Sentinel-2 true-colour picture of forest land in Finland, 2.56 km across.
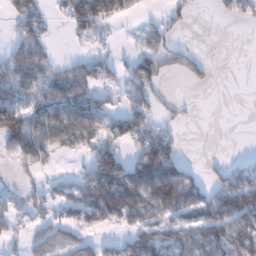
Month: January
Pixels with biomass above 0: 54%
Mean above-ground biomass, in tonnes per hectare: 59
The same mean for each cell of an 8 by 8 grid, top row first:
76 37 128 90 11 29 2 41
55 31 8 17 36 39 1 0
75 60 75 33 86 13 18 0
112 80 92 50 71 15 0 0
111 83 51 77 88 46 0 0
21 23 34 183 156 120 31 90
47 46 70 131 101 94 108 135
27 56 60 32 98 76 97 128
